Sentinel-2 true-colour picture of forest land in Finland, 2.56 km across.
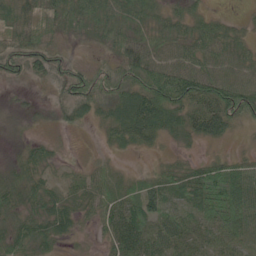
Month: June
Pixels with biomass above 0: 86%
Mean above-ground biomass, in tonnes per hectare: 42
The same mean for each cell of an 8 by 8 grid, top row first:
50 59 62 49 43 34 25 8
60 53 9 38 64 47 53 31
35 41 58 49 63 85 79 54
12 23 41 51 92 55 75 74
17 18 3 28 36 19 27 6
32 23 20 20 13 40 57 51
36 42 38 42 66 34 52 69
43 39 12 43 61 46 35 41
